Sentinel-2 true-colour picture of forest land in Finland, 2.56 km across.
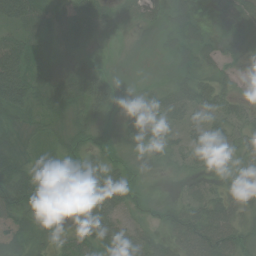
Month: July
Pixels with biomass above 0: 85%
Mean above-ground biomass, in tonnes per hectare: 45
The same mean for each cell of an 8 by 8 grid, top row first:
75 32 66 37 39 67 8 37
68 25 37 5 1 45 47 20
109 39 76 27 9 39 49 18
60 47 48 23 44 61 52 38
52 36 38 29 27 29 65 32
95 49 49 62 14 17 28 48
75 67 64 71 23 41 74 47
48 30 33 74 67 49 85 43
